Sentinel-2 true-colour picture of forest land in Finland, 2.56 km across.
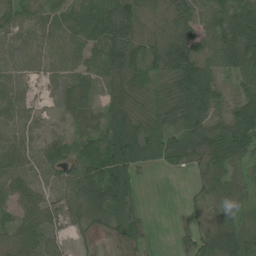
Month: July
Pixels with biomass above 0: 87%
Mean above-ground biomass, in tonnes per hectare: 57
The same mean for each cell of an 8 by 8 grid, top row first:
47 50 81 88 50 65 68 87
56 63 61 90 66 87 84 131
50 37 56 59 49 89 76 51
56 21 41 53 45 76 65 69
69 56 50 91 78 70 78 80
77 33 74 79 9 4 45 44
58 68 63 75 13 2 22 43
49 62 18 32 34 12 44 64
